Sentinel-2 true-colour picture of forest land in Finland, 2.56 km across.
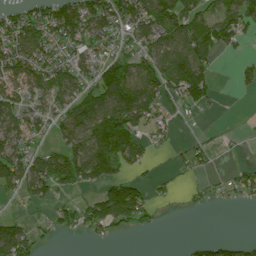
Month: July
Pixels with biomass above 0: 60%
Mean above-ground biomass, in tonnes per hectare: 69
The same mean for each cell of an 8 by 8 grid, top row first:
59 95 128 122 120 138 80 88
92 91 80 57 72 100 113 28
90 101 79 126 122 105 64 25
88 74 114 148 118 34 14 2
93 29 117 177 54 21 18 8
102 128 108 92 23 18 20 50
7 28 55 152 91 5 19 12
108 15 5 22 0 1 33 25
